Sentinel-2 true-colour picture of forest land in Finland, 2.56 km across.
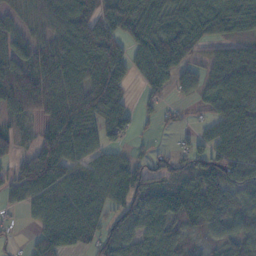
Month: November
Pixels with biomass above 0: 82%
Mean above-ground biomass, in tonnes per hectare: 66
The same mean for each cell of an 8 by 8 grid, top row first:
33 44 95 78 103 66 105 87
70 94 132 99 87 109 40 44
107 111 93 103 56 50 39 68
64 99 79 96 26 19 35 78
38 113 79 45 15 19 47 74
50 116 56 69 66 55 64 77
24 73 81 47 69 53 60 47
9 77 50 63 50 38 29 62
